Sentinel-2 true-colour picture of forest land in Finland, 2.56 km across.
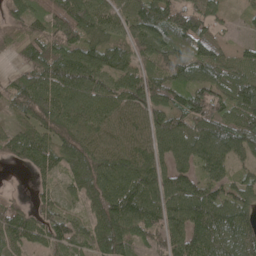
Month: May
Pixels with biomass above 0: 91%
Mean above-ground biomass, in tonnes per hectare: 107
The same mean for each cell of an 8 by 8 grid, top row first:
86 108 119 95 130 135 106 18
57 96 123 88 102 116 93 30
62 136 144 105 104 99 114 111
75 138 105 95 110 134 144 119
107 105 129 83 95 119 147 134
7 77 142 148 156 121 106 54
67 72 56 177 171 135 162 116
96 97 72 160 67 109 142 142
